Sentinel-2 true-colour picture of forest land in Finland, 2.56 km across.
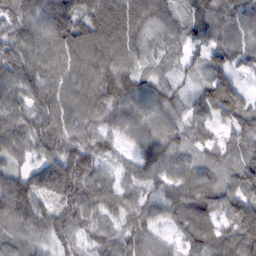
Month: February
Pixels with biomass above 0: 94%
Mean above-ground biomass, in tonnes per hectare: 75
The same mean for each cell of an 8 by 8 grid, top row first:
75 113 119 131 102 53 80 85
85 88 113 116 58 40 64 78
85 81 90 105 56 32 56 33
59 87 81 82 83 58 66 86
71 82 77 41 75 65 47 56
69 99 132 42 63 81 58 77
122 57 94 55 60 64 80 116
57 54 41 59 60 39 75 105
